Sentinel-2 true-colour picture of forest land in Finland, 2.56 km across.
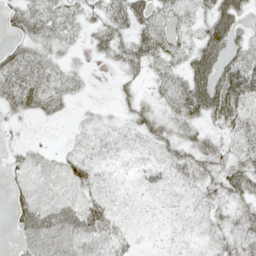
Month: May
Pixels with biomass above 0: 76%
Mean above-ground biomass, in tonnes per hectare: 29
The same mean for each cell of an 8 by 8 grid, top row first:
29 37 25 43 43 26 37 39
28 23 10 34 49 29 55 35
56 38 15 8 16 30 66 77
25 25 5 8 34 34 58 47
10 5 12 17 17 36 32 26
24 32 38 7 12 20 31 51
29 47 48 19 2 5 18 25
17 58 48 37 2 4 12 31
